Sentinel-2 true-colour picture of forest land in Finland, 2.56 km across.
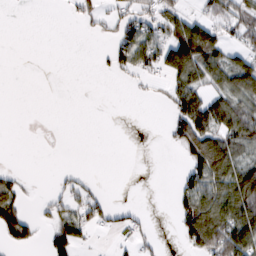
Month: February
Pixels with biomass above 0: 38%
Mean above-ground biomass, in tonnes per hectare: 40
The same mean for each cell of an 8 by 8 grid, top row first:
0 0 27 37 62 65 43 62
0 0 0 37 81 118 108 41
0 0 0 6 18 48 55 88
0 0 0 0 0 67 112 71
0 0 0 0 0 43 100 70
22 1 15 0 0 12 88 98
74 31 62 31 8 46 120 122
62 37 52 10 26 19 134 130
